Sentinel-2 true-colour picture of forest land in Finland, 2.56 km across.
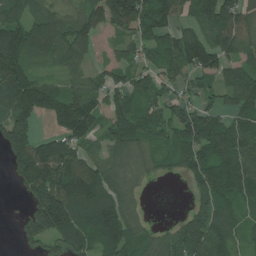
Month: July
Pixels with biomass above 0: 80%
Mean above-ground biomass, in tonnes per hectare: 105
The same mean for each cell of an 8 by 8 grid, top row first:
69 84 87 137 139 97 150 127
153 125 112 30 82 141 152 88
167 57 68 73 78 80 51 109
145 93 212 92 97 91 99 102
177 111 99 108 82 97 135 149
73 244 161 100 35 28 121 109
2 257 169 161 24 1 118 65
21 85 116 119 67 105 146 44
